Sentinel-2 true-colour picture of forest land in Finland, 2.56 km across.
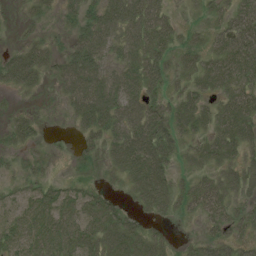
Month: July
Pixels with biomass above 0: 80%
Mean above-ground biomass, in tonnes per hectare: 44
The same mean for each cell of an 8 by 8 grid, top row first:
7 19 41 72 79 21 23 49
21 36 61 50 66 35 40 70
51 24 101 63 72 29 50 59
15 3 56 74 71 53 37 63
25 14 19 45 83 49 39 49
20 21 13 21 81 32 36 54
42 53 51 39 34 32 53 36
44 57 57 53 47 11 34 36
